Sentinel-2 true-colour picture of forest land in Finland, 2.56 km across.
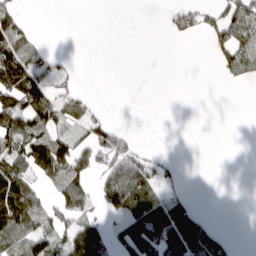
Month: March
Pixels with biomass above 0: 39%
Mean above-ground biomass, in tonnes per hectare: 43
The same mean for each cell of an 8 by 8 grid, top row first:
44 0 0 0 0 43 38 103
94 22 0 0 0 0 24 125
113 67 8 0 0 0 0 38
80 74 50 4 0 0 0 0
66 77 53 78 9 0 0 0
93 54 69 75 94 21 0 0
103 39 64 55 131 81 3 0
67 80 115 43 142 118 96 4
